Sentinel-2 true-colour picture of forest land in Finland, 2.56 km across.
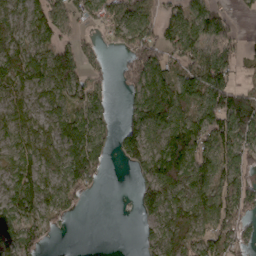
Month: March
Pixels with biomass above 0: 75%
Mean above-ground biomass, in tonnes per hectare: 68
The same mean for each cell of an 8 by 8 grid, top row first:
55 87 57 79 78 62 82 17
74 68 53 29 119 79 72 44
65 83 70 25 97 96 137 28
64 60 72 25 96 95 89 140
75 75 96 38 93 122 89 99
73 84 101 3 49 104 72 77
84 76 19 0 47 77 88 94
89 23 0 0 24 66 81 62
